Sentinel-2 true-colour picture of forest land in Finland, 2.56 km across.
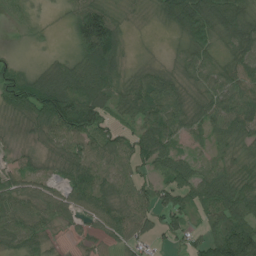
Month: July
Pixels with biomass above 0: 85%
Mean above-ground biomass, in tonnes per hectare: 56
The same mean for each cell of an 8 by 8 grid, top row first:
30 5 83 53 8 69 81 72
2 7 73 107 3 15 56 53
60 72 92 60 52 47 54 59
43 111 138 41 74 66 55 68
16 39 75 66 85 35 33 30
43 22 74 63 34 81 57 47
54 53 57 62 58 80 62 75
49 30 15 30 42 33 70 180
